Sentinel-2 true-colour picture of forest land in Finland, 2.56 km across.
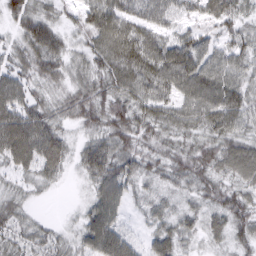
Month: March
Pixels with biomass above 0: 93%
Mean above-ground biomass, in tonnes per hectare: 55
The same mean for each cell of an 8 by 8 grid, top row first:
52 43 48 93 66 43 52 45
38 83 36 107 101 77 42 48
59 49 41 77 92 87 79 52
76 54 60 64 62 60 71 66
107 86 30 58 43 40 51 58
34 38 26 74 39 41 53 51
44 2 18 72 21 28 38 60
46 43 46 86 27 54 28 40
